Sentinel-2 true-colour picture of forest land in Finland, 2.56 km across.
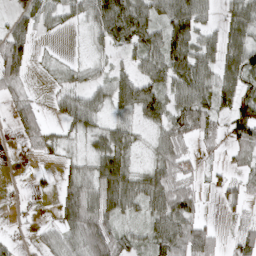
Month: April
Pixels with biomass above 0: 70%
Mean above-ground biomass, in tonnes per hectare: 49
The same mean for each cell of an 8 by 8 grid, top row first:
32 40 36 118 85 110 37 65
82 6 4 43 72 96 57 85
51 11 25 56 65 73 64 78
32 18 73 29 57 63 68 70
7 35 20 67 17 59 21 47
3 8 49 110 52 49 19 30
13 2 93 73 45 91 6 26
16 27 68 69 38 86 55 44
